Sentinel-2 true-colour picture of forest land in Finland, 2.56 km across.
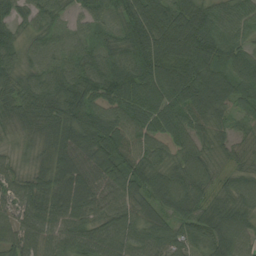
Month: August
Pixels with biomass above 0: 98%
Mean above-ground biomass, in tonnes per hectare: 70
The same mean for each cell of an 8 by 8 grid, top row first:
41 51 36 60 87 84 77 73
56 52 53 48 93 84 88 66
57 62 80 93 101 107 79 70
67 74 101 85 93 70 72 40
27 49 91 106 78 73 45 33
44 53 90 82 81 62 57 57
55 72 83 61 77 67 69 76
78 78 77 91 74 67 70 81
